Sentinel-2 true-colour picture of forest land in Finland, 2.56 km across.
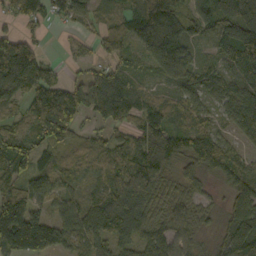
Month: October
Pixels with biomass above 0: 85%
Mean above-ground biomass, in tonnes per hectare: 87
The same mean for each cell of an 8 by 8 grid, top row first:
66 59 51 32 136 128 95 114
115 15 18 58 87 125 29 129
174 98 49 94 34 67 69 64
50 179 89 95 84 57 50 75
98 108 77 56 95 103 106 43
97 85 52 76 111 59 52 84
171 61 83 137 118 71 37 99
200 151 83 104 99 97 21 161
